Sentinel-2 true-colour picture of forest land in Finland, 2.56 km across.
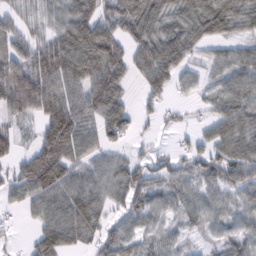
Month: February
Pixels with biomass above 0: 82%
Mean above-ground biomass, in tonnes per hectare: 66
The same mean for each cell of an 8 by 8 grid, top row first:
33 44 95 78 103 66 105 87
70 94 132 99 87 109 40 44
107 111 93 103 56 50 39 68
64 99 79 96 26 19 35 78
38 113 79 45 15 19 47 74
50 116 56 69 66 55 64 77
24 73 81 47 69 53 60 47
9 77 50 63 50 38 29 62
